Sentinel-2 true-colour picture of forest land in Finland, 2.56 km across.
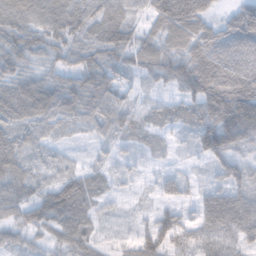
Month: November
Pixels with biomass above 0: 88%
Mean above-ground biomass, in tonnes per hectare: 61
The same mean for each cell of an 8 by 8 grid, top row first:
81 75 70 74 41 116 56 94
87 67 60 84 62 59 80 73
67 52 66 73 30 63 104 94
72 85 80 73 34 45 78 153
60 35 6 27 20 15 97 80
65 29 53 29 16 39 22 66
66 88 69 14 11 52 80 104
34 26 48 11 67 60 71 66
